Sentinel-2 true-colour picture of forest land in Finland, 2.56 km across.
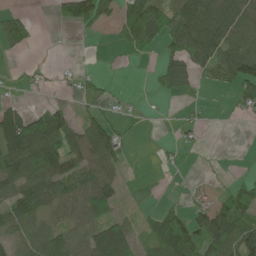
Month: June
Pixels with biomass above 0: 55%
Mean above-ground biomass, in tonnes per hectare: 51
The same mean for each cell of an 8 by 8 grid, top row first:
37 8 96 37 92 96 126 91
33 1 1 4 38 53 101 91
8 9 30 6 1 68 24 99
55 56 16 14 4 2 9 27
132 120 87 78 2 15 3 0
96 99 81 68 1 3 7 11
81 69 80 45 12 32 60 87
39 64 52 137 38 123 90 91
